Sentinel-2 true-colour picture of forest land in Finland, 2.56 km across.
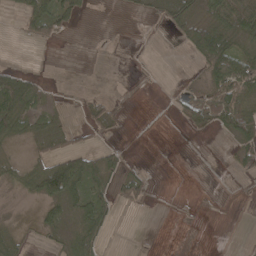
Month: April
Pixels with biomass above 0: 40%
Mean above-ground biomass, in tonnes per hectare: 22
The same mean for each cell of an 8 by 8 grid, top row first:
14 66 24 0 10 60 54 62
0 3 0 1 0 5 83 35
50 10 1 2 1 1 36 82
79 31 13 29 0 12 50 65
16 33 14 12 0 0 1 30
27 93 79 30 18 0 0 8
1 30 35 30 5 1 1 1
26 14 50 3 1 0 0 0
